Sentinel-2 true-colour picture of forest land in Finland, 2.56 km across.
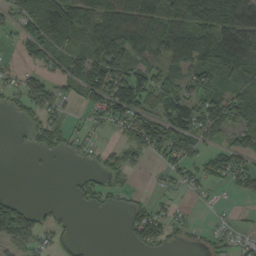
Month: September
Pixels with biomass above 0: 62%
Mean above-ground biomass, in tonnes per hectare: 67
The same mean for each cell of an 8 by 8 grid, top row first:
69 158 128 103 141 87 146 142
18 79 52 186 107 121 142 135
40 54 94 153 102 77 73 87
31 69 27 97 76 122 95 102
6 56 29 27 89 97 42 63
0 3 23 46 8 45 59 63
89 18 12 23 45 22 10 9
66 38 17 0 73 27 20 30
